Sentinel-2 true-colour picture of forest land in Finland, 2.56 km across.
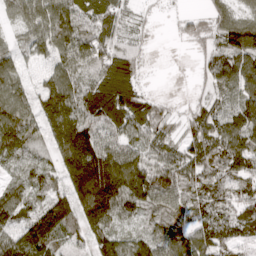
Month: April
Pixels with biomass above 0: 89%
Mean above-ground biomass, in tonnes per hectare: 91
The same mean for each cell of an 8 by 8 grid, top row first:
68 125 102 83 18 21 45 52
63 86 141 92 30 2 42 136
86 76 81 157 33 0 46 102
123 130 122 119 101 22 66 94
120 75 172 105 87 57 102 110
51 66 172 204 140 123 96 82
113 107 133 157 92 67 81 86
130 129 67 95 81 109 92 72
